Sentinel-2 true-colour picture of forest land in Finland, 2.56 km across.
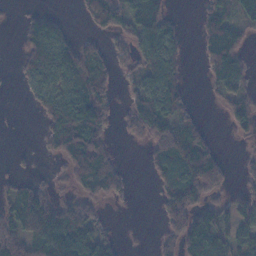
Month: November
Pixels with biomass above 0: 60%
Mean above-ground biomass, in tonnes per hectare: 64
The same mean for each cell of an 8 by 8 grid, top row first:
3 52 15 87 129 14 63 68
12 122 67 35 78 56 89 78
11 75 85 34 73 79 38 65
0 71 136 38 106 81 3 85
2 43 136 38 29 137 66 6
25 12 92 100 8 109 148 19
85 106 89 7 0 99 69 64
106 151 120 39 1 76 95 78
